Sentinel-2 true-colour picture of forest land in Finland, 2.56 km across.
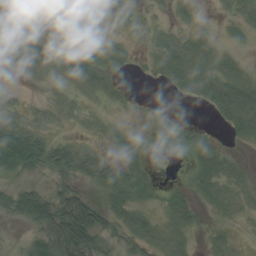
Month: August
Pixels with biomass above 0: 62%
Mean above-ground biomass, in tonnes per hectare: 27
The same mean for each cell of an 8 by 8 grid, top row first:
18 35 21 19 6 12 1 18
29 18 28 19 4 37 28 9
3 6 32 23 3 36 42 33
19 12 8 7 4 5 9 54
106 52 24 9 8 11 22 7
35 33 46 54 20 1 43 19
54 73 80 47 19 36 18 11
5 81 95 24 43 24 14 4
